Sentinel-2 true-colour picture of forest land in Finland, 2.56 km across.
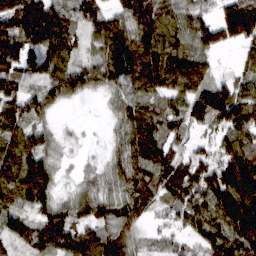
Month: March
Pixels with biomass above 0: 88%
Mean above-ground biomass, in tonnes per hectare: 105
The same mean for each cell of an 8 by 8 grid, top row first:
128 122 85 82 152 101 63 175
155 114 64 118 155 111 99 62
101 93 99 99 152 149 97 67
133 62 2 42 102 107 147 140
126 70 14 44 164 73 49 106
140 116 37 80 120 140 115 171
91 114 104 115 89 87 135 198
63 140 145 130 62 52 108 137
